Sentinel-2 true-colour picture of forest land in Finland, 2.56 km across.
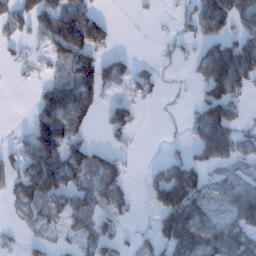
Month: January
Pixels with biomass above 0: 55%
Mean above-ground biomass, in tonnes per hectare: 63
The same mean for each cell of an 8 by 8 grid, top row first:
49 76 121 12 8 23 126 74
23 52 129 33 0 15 62 112
8 47 137 75 33 6 116 97
0 136 133 65 11 3 121 31
35 145 65 14 1 11 120 67
69 123 81 103 22 134 44 35
30 56 64 64 8 173 60 75
14 24 41 57 27 153 102 66
